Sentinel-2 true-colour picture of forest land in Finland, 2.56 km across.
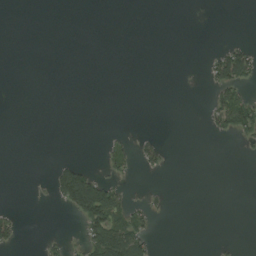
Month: August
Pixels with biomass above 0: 12%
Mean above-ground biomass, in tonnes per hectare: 13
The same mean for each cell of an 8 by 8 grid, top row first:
0 0 0 0 0 0 0 0
0 0 0 0 0 0 2 32
0 0 0 0 0 0 21 78
0 0 0 0 0 0 22 80
0 0 0 13 21 0 1 9
0 10 83 17 6 0 0 0
5 2 79 94 25 0 0 0
25 10 13 104 50 0 0 2
